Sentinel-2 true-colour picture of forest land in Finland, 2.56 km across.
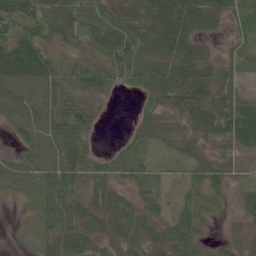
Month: June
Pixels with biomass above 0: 87%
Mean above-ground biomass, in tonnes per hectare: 41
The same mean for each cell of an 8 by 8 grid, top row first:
52 51 65 62 50 67 49 36
61 36 29 67 70 78 18 35
72 55 39 42 59 68 52 36
37 55 57 2 23 46 73 62
16 50 51 5 27 33 30 48
48 54 43 37 25 14 41 18
8 47 37 38 23 22 22 38
5 37 53 27 28 40 12 17
